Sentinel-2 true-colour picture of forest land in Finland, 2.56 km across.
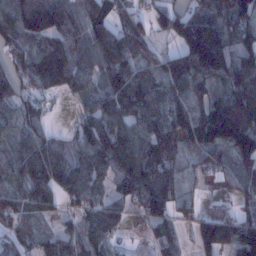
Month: January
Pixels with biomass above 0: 86%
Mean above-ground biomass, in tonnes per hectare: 97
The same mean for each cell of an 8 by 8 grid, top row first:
130 162 79 91 50 98 96 112
105 127 85 141 92 69 208 113
105 135 83 111 98 107 109 140
79 34 41 121 123 88 160 184
65 84 79 125 109 79 115 155
90 132 113 84 148 91 51 71
100 75 76 80 104 89 35 56
69 56 75 43 21 53 106 119
